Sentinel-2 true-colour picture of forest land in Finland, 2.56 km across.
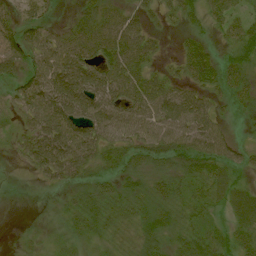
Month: July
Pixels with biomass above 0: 85%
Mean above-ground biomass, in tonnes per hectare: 48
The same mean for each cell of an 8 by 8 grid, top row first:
36 26 42 58 34 37 49 38
61 58 81 79 60 17 43 67
41 71 84 77 67 41 66 46
34 77 74 61 61 70 52 22
25 85 86 53 53 60 65 23
2 35 48 41 43 53 60 30
0 5 55 57 46 45 33 53
9 13 31 32 44 35 47 48
